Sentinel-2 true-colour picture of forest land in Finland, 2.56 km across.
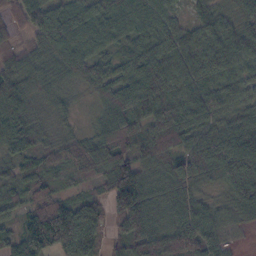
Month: October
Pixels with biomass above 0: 95%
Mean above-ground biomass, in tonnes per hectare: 71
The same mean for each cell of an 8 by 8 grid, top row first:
62 88 77 78 67 33 53 54
44 83 78 46 62 70 73 87
76 51 48 72 84 71 68 53
94 28 10 82 72 85 66 48
81 42 51 96 74 85 84 103
55 50 60 110 70 89 62 90
51 111 86 65 98 71 45 64
72 147 135 43 105 107 87 10
